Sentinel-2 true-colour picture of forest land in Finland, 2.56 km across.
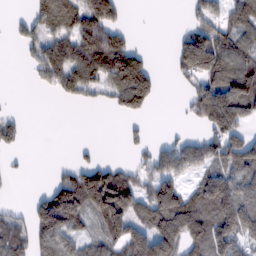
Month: February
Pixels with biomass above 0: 57%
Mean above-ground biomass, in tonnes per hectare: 88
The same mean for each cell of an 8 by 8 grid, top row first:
13 108 116 95 0 0 81 95
13 94 125 163 25 66 193 102
0 57 101 114 167 19 103 143
11 0 3 24 61 3 162 143
28 0 9 0 30 62 92 133
11 11 128 124 64 115 98 123
15 189 170 210 104 186 141 167
103 125 74 112 192 149 156 101
